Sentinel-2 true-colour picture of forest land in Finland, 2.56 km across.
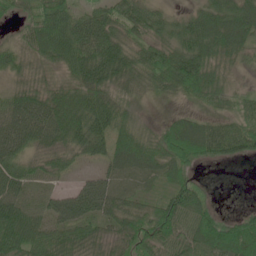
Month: June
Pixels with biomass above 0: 87%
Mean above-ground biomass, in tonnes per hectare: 61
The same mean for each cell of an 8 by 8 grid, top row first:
34 83 57 61 73 38 76 93
41 77 90 87 66 81 89 70
34 33 69 78 61 105 80 16
88 87 93 79 9 14 27 38
74 52 67 58 56 88 79 70
67 39 22 46 44 52 3 0
75 60 96 67 46 80 41 10
82 65 63 47 69 71 89 100
